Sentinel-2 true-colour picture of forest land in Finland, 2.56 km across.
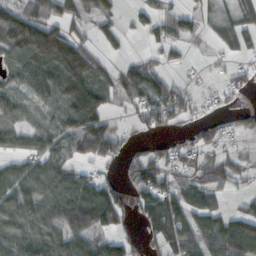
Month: October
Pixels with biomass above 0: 69%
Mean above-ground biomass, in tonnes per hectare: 62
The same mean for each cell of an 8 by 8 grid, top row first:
81 73 76 43 34 41 20 39
102 187 96 35 16 27 16 39
47 95 135 70 123 24 11 34
46 45 166 45 83 57 19 20
35 62 80 76 53 29 40 17
58 77 54 18 99 55 54 34
76 66 118 110 70 96 67 18
68 79 79 54 31 79 84 93
